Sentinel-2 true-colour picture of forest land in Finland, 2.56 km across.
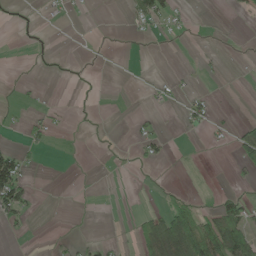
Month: May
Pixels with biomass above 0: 17%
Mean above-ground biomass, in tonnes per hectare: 16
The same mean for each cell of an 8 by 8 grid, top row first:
6 6 2 0 53 21 0 6
0 3 0 0 0 0 3 0
3 2 5 0 2 9 3 0
6 11 4 0 8 4 25 1
15 16 1 2 24 1 4 48
99 0 0 1 1 1 0 11
63 0 2 0 7 63 17 45
2 5 13 9 55 146 122 88
